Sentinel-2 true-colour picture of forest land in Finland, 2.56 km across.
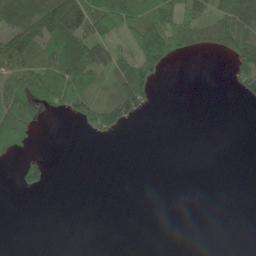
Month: June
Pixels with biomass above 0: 36%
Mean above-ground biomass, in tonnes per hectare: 31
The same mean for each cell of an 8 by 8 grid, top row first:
83 98 99 108 78 57 55 75
85 74 84 49 89 69 29 66
63 88 77 34 76 0 0 43
110 24 50 67 25 0 0 0
57 0 0 3 0 0 0 0
21 29 0 0 0 0 0 0
0 0 0 0 0 0 0 0
0 0 0 0 0 0 0 0
